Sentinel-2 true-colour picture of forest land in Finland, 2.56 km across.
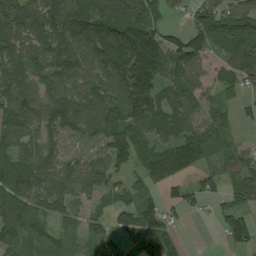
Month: August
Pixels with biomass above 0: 84%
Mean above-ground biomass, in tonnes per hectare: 106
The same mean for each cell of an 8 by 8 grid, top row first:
127 135 140 152 151 28 118 136
120 126 148 200 236 112 86 116
161 100 116 143 214 99 62 104
128 123 147 137 184 140 77 34
121 104 35 118 98 125 108 41
146 126 111 74 81 95 71 79
157 98 52 55 96 56 32 72
99 76 53 59 106 74 0 70
